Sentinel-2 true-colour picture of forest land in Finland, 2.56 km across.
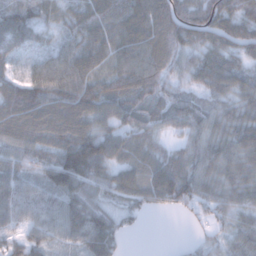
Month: January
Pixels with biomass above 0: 91%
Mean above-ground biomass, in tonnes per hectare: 77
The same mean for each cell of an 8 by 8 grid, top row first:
98 57 78 100 118 107 108 80
52 40 91 90 106 83 79 68
57 113 101 86 88 43 85 69
112 110 114 87 63 70 57 62
87 93 127 94 71 32 75 78
98 81 123 70 93 118 70 68
91 86 92 42 49 51 48 54
51 60 74 72 0 3 23 54
